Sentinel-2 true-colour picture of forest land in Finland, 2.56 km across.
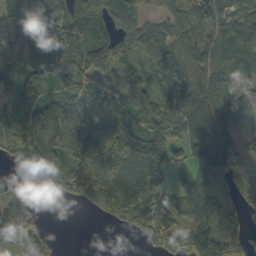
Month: October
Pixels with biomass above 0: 82%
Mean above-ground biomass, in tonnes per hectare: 96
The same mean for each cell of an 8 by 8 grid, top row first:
66 72 120 86 50 107 153 66
96 113 115 110 87 105 128 103
130 72 98 75 64 92 143 95
87 134 123 97 106 106 177 52
73 217 172 168 137 69 153 56
43 83 128 128 134 40 79 59
101 2 17 101 141 113 81 69
108 41 0 0 58 112 138 111
